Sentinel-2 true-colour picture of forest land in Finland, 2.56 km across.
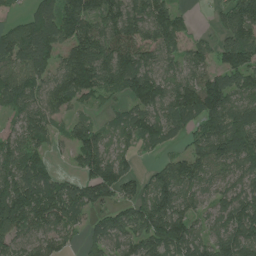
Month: July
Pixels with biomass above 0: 83%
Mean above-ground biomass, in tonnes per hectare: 101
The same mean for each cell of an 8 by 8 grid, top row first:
27 108 153 121 121 68 9 138
106 119 155 137 110 69 53 151
104 87 176 111 151 92 102 96
70 93 48 44 114 117 153 102
76 64 120 64 64 38 119 156
111 103 67 123 38 114 84 92
177 163 106 65 102 129 63 137
96 91 42 88 105 142 87 159
